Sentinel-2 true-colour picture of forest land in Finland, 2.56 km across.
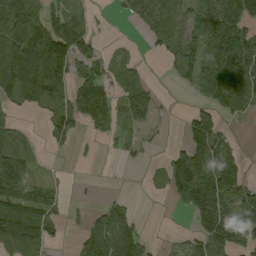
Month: August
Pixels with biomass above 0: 59%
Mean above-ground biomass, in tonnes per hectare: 57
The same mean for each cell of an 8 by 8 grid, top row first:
104 70 38 5 46 38 61 84
104 160 68 13 6 38 85 109
108 155 69 58 32 21 113 105
25 43 92 59 56 3 53 38
43 29 9 11 14 17 96 9
96 18 1 0 8 125 125 58
69 76 8 39 0 24 143 103
76 54 44 101 48 12 91 67
